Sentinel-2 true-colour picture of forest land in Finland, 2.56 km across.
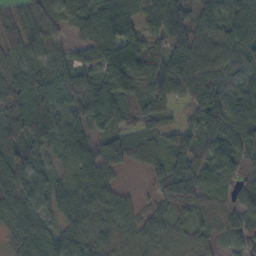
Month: October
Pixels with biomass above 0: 92%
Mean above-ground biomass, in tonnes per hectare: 71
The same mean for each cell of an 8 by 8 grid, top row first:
66 58 53 132 71 102 71 80
66 73 64 160 110 91 77 107
80 88 71 120 83 94 84 58
98 86 64 83 65 27 119 112
86 65 70 22 49 73 65 104
130 64 66 37 18 79 52 61
76 55 76 57 33 58 40 54
41 65 50 39 43 32 38 65
